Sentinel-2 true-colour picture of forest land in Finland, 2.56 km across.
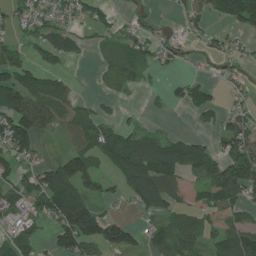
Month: July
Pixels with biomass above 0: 59%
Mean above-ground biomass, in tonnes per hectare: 56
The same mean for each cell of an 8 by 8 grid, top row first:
39 44 43 27 30 16 40 82
36 61 25 24 43 37 26 23
70 74 10 43 16 17 22 39
114 91 62 11 14 5 37 48
121 8 67 85 87 74 38 112
66 64 146 41 132 67 75 115
59 78 129 14 52 42 41 55
64 29 131 96 38 68 49 84
